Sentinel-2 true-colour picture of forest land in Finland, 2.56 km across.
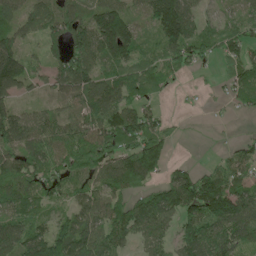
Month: May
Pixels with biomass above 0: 82%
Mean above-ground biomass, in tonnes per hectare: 83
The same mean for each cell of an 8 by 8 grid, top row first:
85 79 75 132 53 169 35 49
87 48 114 154 49 106 67 87
125 56 115 81 85 27 5 74
74 43 75 114 70 5 7 22
90 89 122 110 121 22 2 36
118 97 88 112 109 77 77 77
84 58 84 90 99 124 158 132
94 117 130 100 62 71 124 96
